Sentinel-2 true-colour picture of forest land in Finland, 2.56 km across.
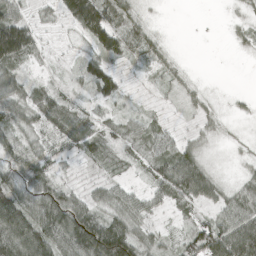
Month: April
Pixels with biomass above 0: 80%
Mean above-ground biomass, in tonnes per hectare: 52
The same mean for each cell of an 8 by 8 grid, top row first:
62 18 115 74 24 0 1 13
175 18 16 70 56 8 0 14
53 23 33 68 15 28 4 0
66 78 39 27 20 8 25 9
53 40 55 43 54 47 18 7
61 71 15 24 27 105 65 16
117 115 75 58 54 35 36 74
132 103 149 169 51 37 126 118
